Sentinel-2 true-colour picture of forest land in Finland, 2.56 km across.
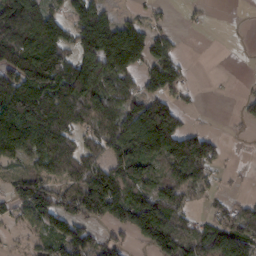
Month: February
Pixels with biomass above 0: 67%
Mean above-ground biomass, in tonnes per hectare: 92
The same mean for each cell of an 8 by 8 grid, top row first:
149 103 95 51 28 6 10 0
156 190 119 186 130 41 0 1
128 198 161 120 67 76 2 3
206 207 126 98 145 101 2 19
180 156 71 105 174 154 81 2
56 74 116 144 103 75 51 5
60 131 135 137 139 95 20 50
13 61 91 54 82 132 105 131
